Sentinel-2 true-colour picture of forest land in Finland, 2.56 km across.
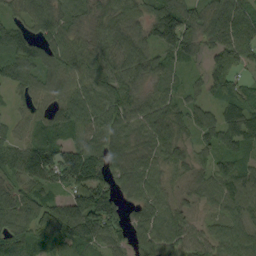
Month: September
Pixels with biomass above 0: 94%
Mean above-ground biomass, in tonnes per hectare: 76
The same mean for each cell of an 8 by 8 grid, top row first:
48 79 54 78 76 118 85 99
123 74 67 77 73 109 52 101
80 61 68 84 45 43 66 51
29 49 99 87 76 68 39 94
63 98 81 87 74 88 49 75
60 99 125 77 82 40 59 90
86 83 140 124 72 51 35 76
86 90 110 80 58 64 55 66
